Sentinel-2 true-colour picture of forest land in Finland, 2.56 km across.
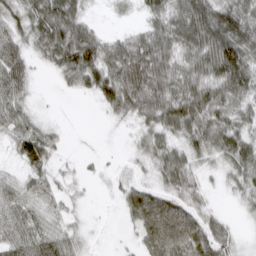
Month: March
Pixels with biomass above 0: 82%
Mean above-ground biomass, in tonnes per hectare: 54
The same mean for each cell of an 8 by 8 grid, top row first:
54 92 56 9 34 65 90 82
45 70 120 52 79 61 94 101
57 5 61 91 100 76 80 84
60 4 0 36 65 85 68 50
55 55 0 1 34 42 64 83
29 53 17 14 18 69 17 51
69 47 13 3 107 76 28 15
81 75 36 3 61 103 73 18
